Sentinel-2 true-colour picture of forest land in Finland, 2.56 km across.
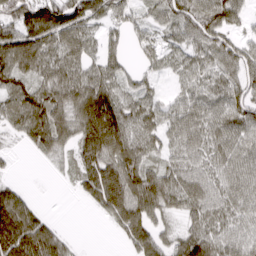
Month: March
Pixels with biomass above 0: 82%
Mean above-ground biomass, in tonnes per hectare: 73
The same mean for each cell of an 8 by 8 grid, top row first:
115 155 110 56 43 78 98 50
131 93 76 41 40 45 85 77
83 73 78 66 39 29 68 89
78 117 94 100 60 61 71 93
17 84 80 116 64 55 72 76
11 5 61 112 100 72 68 74
119 10 5 92 99 55 73 68
175 110 6 5 84 57 94 70
